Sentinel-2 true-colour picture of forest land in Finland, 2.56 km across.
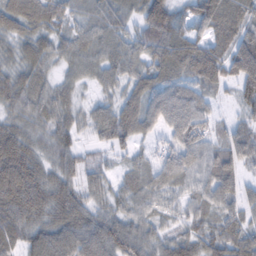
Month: February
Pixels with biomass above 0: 92%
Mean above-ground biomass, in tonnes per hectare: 66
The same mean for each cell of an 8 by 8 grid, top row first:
84 79 40 58 85 68 81 72
47 59 62 62 69 96 72 98
64 50 41 50 64 69 73 74
55 64 41 68 82 87 41 23
93 50 38 61 26 66 59 75
134 65 40 33 57 72 73 53
113 88 74 50 58 49 58 59
66 87 93 101 66 62 69 75
